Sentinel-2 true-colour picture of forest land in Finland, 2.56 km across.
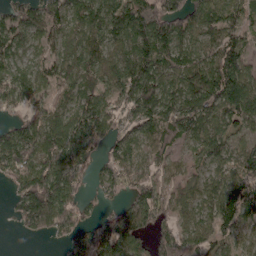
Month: April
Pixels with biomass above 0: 85%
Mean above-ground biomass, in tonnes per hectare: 87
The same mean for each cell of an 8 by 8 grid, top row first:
78 103 94 114 180 114 98 71
77 61 98 85 137 102 86 89
94 86 73 89 134 91 141 143
42 79 85 78 99 124 103 128
116 95 116 61 58 62 90 49
75 134 92 76 57 42 65 113
54 149 65 24 104 57 66 144
4 23 73 113 59 65 64 56
